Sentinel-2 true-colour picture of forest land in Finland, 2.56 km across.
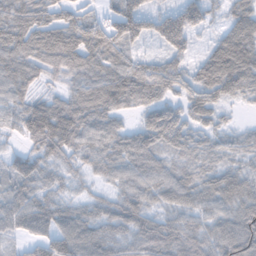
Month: November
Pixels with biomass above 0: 79%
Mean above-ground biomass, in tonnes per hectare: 63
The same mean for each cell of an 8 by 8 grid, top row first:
92 80 61 66 92 102 48 62
98 120 110 91 25 72 36 111
81 34 75 109 114 76 93 103
66 119 104 82 56 57 58 10
20 111 79 73 82 61 38 37
55 49 36 50 72 60 54 62
2 1 1 18 62 61 61 81
0 0 0 0 4 83 78 108
